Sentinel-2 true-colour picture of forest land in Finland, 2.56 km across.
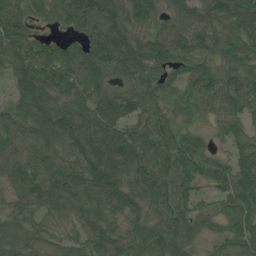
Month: July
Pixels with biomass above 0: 94%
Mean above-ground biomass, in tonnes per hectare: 81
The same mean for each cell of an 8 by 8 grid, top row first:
98 54 109 101 69 57 74 104
102 62 68 130 92 92 73 82
77 110 100 62 79 56 109 93
78 102 93 98 79 61 43 66
71 87 90 119 99 91 49 50
73 93 106 106 93 95 73 103
51 58 77 80 68 88 47 82
81 49 56 78 84 102 45 76
